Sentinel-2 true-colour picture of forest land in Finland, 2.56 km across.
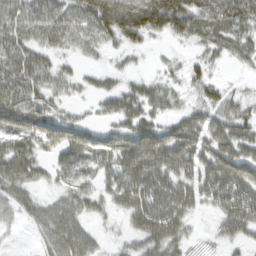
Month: March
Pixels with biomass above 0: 78%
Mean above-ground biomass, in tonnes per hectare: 67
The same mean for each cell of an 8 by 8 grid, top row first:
67 82 82 196 202 163 101 128
67 54 38 33 36 15 41 49
84 58 31 27 34 22 38 8
103 65 21 52 67 32 46 47
74 75 100 70 107 99 66 79
78 32 84 67 110 89 107 127
46 44 52 32 87 87 38 125
6 50 69 12 55 57 12 43
